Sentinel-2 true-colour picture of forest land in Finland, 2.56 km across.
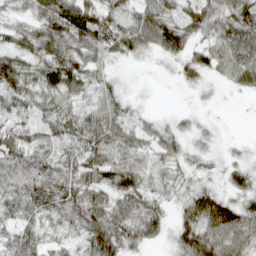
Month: April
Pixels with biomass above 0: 87%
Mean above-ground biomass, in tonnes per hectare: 51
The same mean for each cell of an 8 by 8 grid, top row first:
26 72 86 54 63 58 74 78
46 75 75 55 48 68 53 72
76 71 58 27 2 19 21 45
41 43 41 56 14 8 4 0
56 38 58 69 45 34 14 7
78 70 63 76 56 34 18 40
54 59 75 75 73 33 97 58
54 29 36 92 51 39 82 67
